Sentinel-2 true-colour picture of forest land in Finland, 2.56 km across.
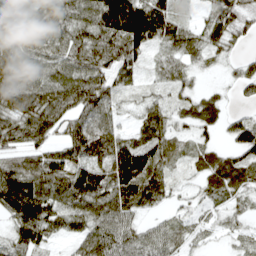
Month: April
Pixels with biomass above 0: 88%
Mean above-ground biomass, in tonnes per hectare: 63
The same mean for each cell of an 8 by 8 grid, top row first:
61 70 80 138 137 66 46 69
70 54 80 95 69 62 57 21
86 74 93 66 24 46 6 47
94 95 79 46 37 36 43 17
55 50 78 75 65 41 30 71
107 86 88 93 116 28 45 54
107 88 84 99 56 23 23 23
55 42 63 82 57 42 15 17
